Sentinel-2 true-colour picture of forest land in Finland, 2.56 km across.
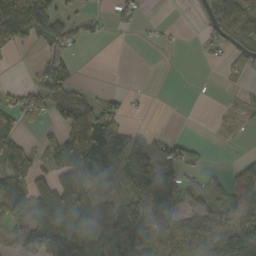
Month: October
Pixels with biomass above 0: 53%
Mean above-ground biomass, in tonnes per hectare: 58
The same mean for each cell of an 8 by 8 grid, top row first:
132 111 28 21 10 0 35 127
26 39 14 0 2 4 15 45
2 69 13 0 0 0 0 21
62 70 128 62 3 0 2 22
61 53 181 147 41 50 6 7
109 36 179 157 86 58 31 19
131 71 156 76 77 50 55 54
59 113 132 92 109 85 65 117
